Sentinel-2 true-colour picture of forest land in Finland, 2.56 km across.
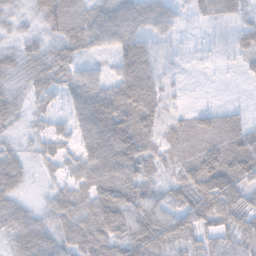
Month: November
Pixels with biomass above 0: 87%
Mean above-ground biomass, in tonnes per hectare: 47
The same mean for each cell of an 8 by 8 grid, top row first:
25 52 45 54 53 27 25 23
28 35 42 38 48 14 8 34
33 49 50 40 74 14 3 8
35 32 51 94 75 24 27 17
19 34 42 95 65 56 65 72
47 13 45 83 49 40 104 81
38 30 50 94 58 48 94 72
45 49 56 62 74 50 48 51
